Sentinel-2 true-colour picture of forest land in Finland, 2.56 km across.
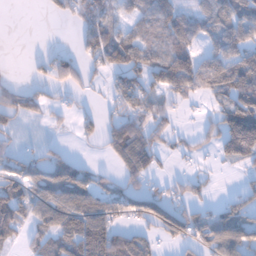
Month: January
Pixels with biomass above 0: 61%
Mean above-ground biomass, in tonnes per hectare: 43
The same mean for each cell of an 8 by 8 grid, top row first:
0 7 32 37 49 57 53 64
0 5 26 74 54 78 21 56
7 30 33 20 42 69 63 80
49 22 16 21 44 20 15 78
14 12 9 54 68 16 20 107
49 75 58 21 51 13 11 11
74 77 89 48 54 47 26 45
28 50 92 94 48 32 65 82
